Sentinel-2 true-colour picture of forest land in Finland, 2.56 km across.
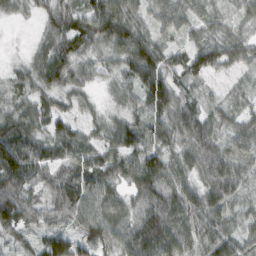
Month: February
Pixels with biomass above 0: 92%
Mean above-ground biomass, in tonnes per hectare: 58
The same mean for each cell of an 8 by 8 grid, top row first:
18 52 73 107 42 55 35 28
3 52 66 57 83 33 82 50
28 65 41 28 96 51 34 15
58 61 38 19 46 84 40 33
127 67 66 47 42 53 67 55
107 54 72 66 62 65 60 50
128 62 85 67 69 88 78 29
35 26 39 63 100 83 66 55
